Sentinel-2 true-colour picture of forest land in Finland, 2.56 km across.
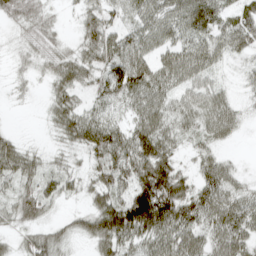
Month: April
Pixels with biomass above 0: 81%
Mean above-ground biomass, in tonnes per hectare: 49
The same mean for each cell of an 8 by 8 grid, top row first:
51 26 27 40 49 57 68 49
16 36 37 67 53 51 49 40
13 28 50 76 71 55 36 13
1 22 51 24 65 44 59 25
30 8 48 89 89 37 34 6
62 40 26 71 98 80 55 22
52 34 13 88 177 101 74 63
20 52 20 77 64 71 47 60
